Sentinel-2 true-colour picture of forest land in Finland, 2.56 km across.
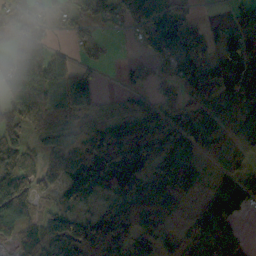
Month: October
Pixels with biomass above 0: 74%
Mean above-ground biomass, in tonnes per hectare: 75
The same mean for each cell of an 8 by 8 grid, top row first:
59 60 55 71 121 99 8 43
49 38 27 7 63 169 91 137
106 110 1 1 49 90 102 137
80 121 70 44 64 85 77 97
60 60 113 123 118 102 80 96
126 47 44 44 38 45 20 76
134 47 43 42 16 24 85 82
59 153 187 120 52 25 123 77
